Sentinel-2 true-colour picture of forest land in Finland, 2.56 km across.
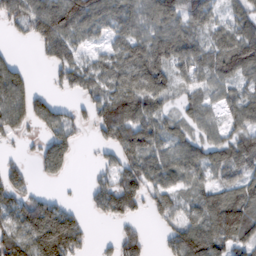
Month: February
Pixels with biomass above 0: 73%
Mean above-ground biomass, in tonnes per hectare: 63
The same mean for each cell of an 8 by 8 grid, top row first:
63 114 110 68 74 72 50 56
6 56 40 43 81 85 63 120
78 12 61 67 118 53 55 61
94 74 25 98 85 44 41 63
10 65 21 59 96 62 58 61
44 26 0 40 71 57 42 54
87 105 22 60 32 50 88 107
97 150 69 19 33 65 110 70
